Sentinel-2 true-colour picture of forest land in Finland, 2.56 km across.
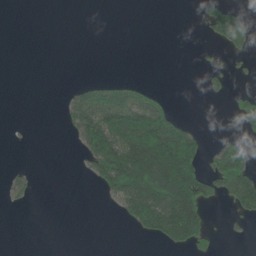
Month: June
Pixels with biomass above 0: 26%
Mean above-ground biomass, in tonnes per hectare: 47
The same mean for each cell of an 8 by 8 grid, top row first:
0 0 0 0 0 0 52 43
0 0 0 0 0 0 7 47
0 0 11 25 7 0 26 8
0 0 106 119 121 27 0 58
1 0 52 166 225 211 18 35
16 0 6 198 223 249 105 134
9 0 0 14 184 221 58 75
0 0 0 0 14 87 34 7
